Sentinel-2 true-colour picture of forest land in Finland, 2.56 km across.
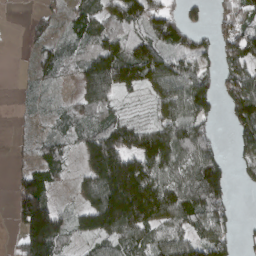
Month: March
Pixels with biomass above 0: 72%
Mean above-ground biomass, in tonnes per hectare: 81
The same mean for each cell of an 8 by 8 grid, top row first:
0 30 63 75 116 56 27 80
1 32 44 92 111 81 40 112
4 31 53 127 101 122 79 90
5 18 59 53 17 107 75 108
14 58 53 129 124 142 83 64
42 97 37 227 185 95 170 24
73 132 53 237 240 134 130 11
32 215 35 74 71 77 88 40
